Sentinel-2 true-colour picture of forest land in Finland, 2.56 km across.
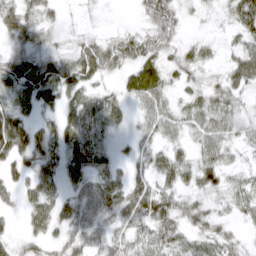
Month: March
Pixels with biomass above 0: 81%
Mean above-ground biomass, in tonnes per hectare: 33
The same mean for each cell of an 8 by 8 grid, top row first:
34 15 5 1 27 37 8 52
26 33 37 46 38 22 13 33
65 63 57 14 55 22 16 45
40 19 42 25 27 22 33 22
67 31 52 11 24 21 35 20
29 38 45 39 33 44 37 17
15 47 45 48 62 40 24 22
21 29 33 32 35 46 36 13
